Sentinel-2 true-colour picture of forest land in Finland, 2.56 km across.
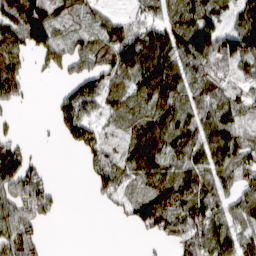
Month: March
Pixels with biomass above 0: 74%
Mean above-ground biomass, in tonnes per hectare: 69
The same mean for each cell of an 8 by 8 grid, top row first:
129 117 43 35 43 75 92 71
92 120 51 95 96 92 110 111
77 8 74 68 98 97 72 48
14 12 122 58 77 95 77 61
44 1 72 27 123 87 101 79
124 23 7 95 72 85 83 82
103 59 0 20 69 99 102 87
111 13 0 0 13 64 112 54
